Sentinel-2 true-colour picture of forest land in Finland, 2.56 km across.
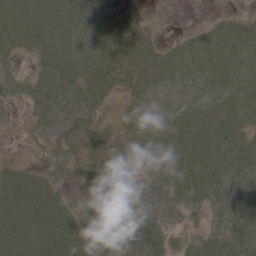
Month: May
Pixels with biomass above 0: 88%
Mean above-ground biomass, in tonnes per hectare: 48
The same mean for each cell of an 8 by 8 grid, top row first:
58 55 52 41 22 8 4 14
39 48 62 60 43 28 56 65
38 55 55 52 53 53 64 68
13 55 50 20 58 61 55 59
8 28 43 40 59 62 55 59
54 40 35 45 38 58 60 75
63 72 33 36 46 34 46 78
61 69 50 53 88 28 46 77
